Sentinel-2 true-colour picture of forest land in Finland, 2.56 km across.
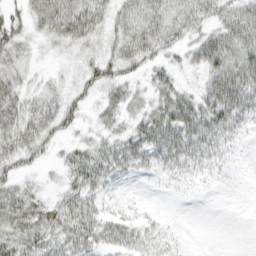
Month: March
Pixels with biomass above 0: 77%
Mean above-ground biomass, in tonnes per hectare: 27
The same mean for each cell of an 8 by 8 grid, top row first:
23 47 61 30 40 32 31 41
34 15 28 26 38 22 48 46
28 13 22 35 15 18 33 55
31 31 23 25 29 52 40 38
30 23 16 27 45 42 32 10
24 4 32 28 11 20 16 5
34 29 36 9 7 2 1 3
32 35 43 38 26 12 2 1
